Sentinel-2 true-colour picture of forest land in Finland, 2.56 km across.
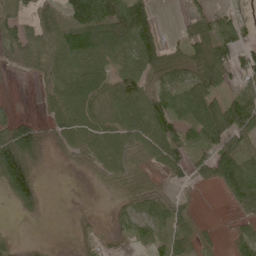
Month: May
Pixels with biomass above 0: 69%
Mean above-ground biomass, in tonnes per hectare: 53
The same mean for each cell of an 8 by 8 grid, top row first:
62 61 105 124 97 7 52 35
55 62 82 85 100 43 99 65
3 46 66 52 77 60 84 40
15 29 66 55 95 60 102 125
166 25 45 59 78 70 72 71
169 2 3 26 22 21 48 94
32 5 1 8 37 41 0 25
10 3 11 14 26 65 20 35
